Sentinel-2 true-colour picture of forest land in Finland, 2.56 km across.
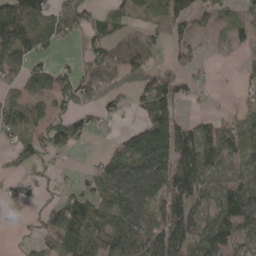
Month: May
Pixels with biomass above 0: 68%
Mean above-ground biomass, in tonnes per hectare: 73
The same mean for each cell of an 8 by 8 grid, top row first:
149 87 68 68 44 85 34 51
155 39 26 83 89 37 12 29
55 85 76 77 82 58 13 20
62 60 58 37 77 74 20 38
56 63 30 29 169 133 119 104
34 22 20 101 115 119 87 65
23 47 105 108 86 108 77 140
12 72 135 87 115 135 122 99
